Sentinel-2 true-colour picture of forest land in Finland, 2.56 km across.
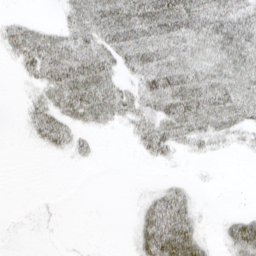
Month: April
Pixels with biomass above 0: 54%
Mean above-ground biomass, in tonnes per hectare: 28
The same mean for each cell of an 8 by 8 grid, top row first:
10 1 40 65 72 65 48 43
35 52 46 53 63 41 35 50
4 40 72 40 46 58 48 39
2 43 47 40 37 57 62 39
0 29 19 0 28 29 16 9
0 0 0 0 0 4 1 0
0 2 0 0 22 50 1 3
0 1 1 0 40 78 13 54
